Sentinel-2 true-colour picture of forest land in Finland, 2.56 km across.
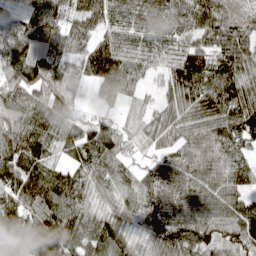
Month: April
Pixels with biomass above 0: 94%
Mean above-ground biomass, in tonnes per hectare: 86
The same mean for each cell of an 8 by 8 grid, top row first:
52 107 68 68 80 75 97 73
125 102 63 95 58 59 88 98
101 122 46 116 40 95 111 108
89 98 41 34 45 78 107 106
118 87 123 96 36 71 101 71
102 108 70 75 56 96 101 81
100 96 84 58 77 84 92 85
103 137 68 116 57 124 89 84
